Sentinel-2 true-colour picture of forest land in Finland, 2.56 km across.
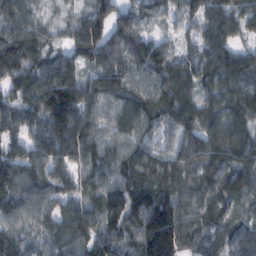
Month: February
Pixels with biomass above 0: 96%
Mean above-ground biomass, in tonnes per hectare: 94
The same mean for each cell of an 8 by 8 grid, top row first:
86 27 49 108 55 44 93 99
118 53 86 97 91 47 93 66
91 127 108 116 86 106 83 104
92 140 132 81 112 103 84 92
74 121 137 89 86 79 118 99
115 120 97 102 109 103 87 96
79 69 92 111 150 119 82 72
59 62 91 95 151 148 74 89
